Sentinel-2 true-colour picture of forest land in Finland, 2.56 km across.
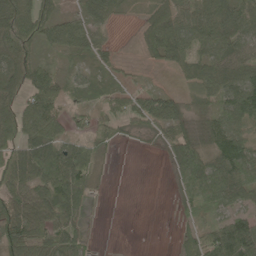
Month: May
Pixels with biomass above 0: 74%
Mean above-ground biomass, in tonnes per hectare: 59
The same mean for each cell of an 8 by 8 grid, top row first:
94 66 38 47 28 80 89 68
105 43 50 22 32 61 56 70
89 80 26 16 8 10 69 99
77 98 34 48 87 66 38 94
88 94 45 33 8 76 55 97
109 100 83 3 0 47 98 100
106 111 52 0 0 16 42 42
108 97 43 0 0 24 82 116
